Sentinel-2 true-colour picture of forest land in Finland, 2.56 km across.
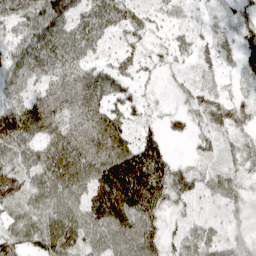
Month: April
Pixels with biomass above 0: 85%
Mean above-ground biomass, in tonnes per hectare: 58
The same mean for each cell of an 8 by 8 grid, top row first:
82 108 59 61 43 37 21 29
72 100 68 28 30 38 35 37
65 63 69 54 16 17 29 17
102 99 77 57 29 19 55 31
81 77 96 106 68 4 31 29
66 87 85 158 125 66 40 33
36 66 71 141 96 29 22 24
51 74 59 73 74 34 51 22
